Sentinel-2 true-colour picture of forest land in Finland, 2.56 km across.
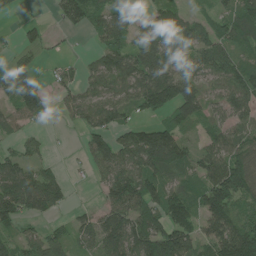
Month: June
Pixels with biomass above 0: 75%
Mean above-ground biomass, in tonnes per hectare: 87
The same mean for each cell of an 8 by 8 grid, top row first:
13 10 92 108 45 78 46 106
34 25 3 95 139 104 114 72
146 30 55 91 130 138 79 106
72 41 80 92 71 109 51 79
32 20 24 115 168 135 54 82
127 74 7 121 124 79 89 151
119 92 23 111 141 110 127 90
62 84 57 139 168 158 81 161
